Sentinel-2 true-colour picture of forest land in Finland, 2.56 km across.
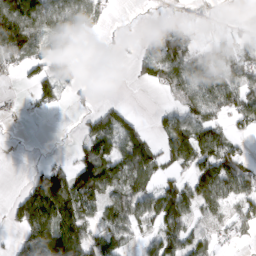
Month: March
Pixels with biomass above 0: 57%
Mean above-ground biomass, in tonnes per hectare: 56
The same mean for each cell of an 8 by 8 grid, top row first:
129 92 84 10 1 10 9 2
126 43 19 3 32 124 29 40
14 60 27 1 36 96 91 78
8 17 10 54 3 45 80 72
0 0 25 96 84 92 96 23
0 73 91 99 107 46 80 77
46 143 99 83 82 111 58 52
26 135 106 90 29 62 34 17
